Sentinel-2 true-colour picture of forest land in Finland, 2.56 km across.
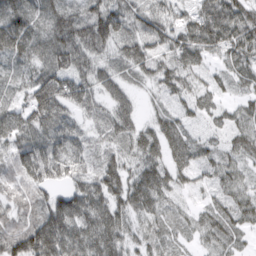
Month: March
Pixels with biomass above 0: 95%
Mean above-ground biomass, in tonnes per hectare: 56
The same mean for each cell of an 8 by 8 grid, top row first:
65 51 50 74 54 42 80 78
74 59 80 44 58 64 70 72
29 71 60 47 32 56 29 39
44 89 37 51 21 38 34 35
54 59 40 37 67 70 32 42
58 55 42 69 68 49 28 35
61 76 71 71 59 25 29 54
115 160 86 83 40 28 38 26
